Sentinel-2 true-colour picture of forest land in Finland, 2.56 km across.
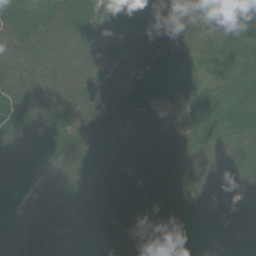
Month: July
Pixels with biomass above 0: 99%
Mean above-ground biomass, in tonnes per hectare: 58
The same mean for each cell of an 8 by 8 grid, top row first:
80 71 77 56 66 68 62 57
67 72 67 62 60 52 21 41
69 61 65 56 45 16 24 37
79 69 65 59 56 30 46 67
72 62 60 66 56 71 43 56
67 50 54 58 57 65 68 72
72 49 51 57 61 56 61 74
62 43 48 59 39 53 47 84
